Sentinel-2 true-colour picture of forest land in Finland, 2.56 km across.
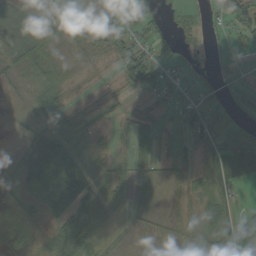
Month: September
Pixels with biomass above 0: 64%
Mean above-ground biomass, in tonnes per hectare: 33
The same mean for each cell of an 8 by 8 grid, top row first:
33 14 63 66 40 14 9 43
39 34 30 63 48 22 6 15
12 36 9 10 68 28 21 14
7 36 29 17 19 24 64 28
6 47 50 20 24 19 48 65
26 55 66 61 34 22 48 41
13 25 83 59 28 19 36 18
1 28 78 19 6 13 41 77
